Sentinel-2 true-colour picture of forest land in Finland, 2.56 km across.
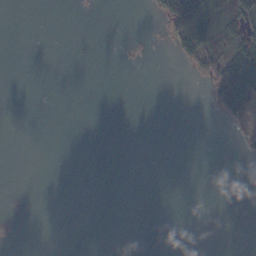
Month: November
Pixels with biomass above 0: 11%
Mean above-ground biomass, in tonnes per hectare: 10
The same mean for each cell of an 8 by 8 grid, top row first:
0 0 0 0 1 97 100 52
0 0 0 0 1 42 70 69
0 0 0 0 0 0 25 155
0 0 0 0 0 0 1 49
0 0 0 0 0 0 0 8
0 0 0 0 0 0 0 0
0 0 0 0 0 0 0 0
0 0 0 0 0 0 0 0
